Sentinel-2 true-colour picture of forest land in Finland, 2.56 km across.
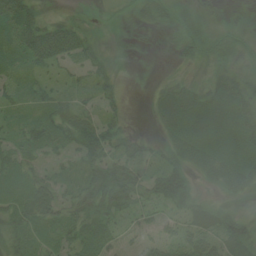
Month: July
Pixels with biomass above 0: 81%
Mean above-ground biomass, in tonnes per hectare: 36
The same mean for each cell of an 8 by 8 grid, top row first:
74 21 13 8 28 32 9 3
53 94 58 7 3 23 36 20
27 22 24 28 3 23 29 32
21 35 37 23 5 67 61 45
36 41 56 45 23 42 55 45
32 30 30 63 46 70 31 55
37 57 36 58 35 32 31 16
27 29 47 29 29 40 45 62
